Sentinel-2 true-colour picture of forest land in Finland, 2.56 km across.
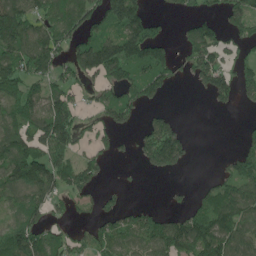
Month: May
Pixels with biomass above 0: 60%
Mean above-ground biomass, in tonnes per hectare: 89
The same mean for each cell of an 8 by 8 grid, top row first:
169 101 112 135 114 23 51 115
136 136 109 158 163 41 138 53
133 108 77 104 129 44 113 89
113 165 63 99 40 19 7 10
145 139 59 38 82 137 0 33
120 131 106 7 11 18 13 108
68 88 39 49 54 25 103 121
132 91 57 101 92 173 170 106
